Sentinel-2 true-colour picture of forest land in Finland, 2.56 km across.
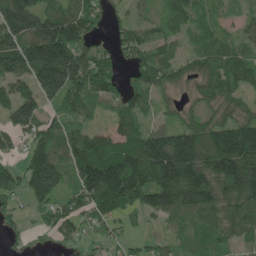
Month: May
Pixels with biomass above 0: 84%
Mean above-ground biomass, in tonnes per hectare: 119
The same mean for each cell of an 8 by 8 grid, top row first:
210 132 145 53 49 98 49 40
158 234 155 67 116 49 84 75
121 179 159 100 104 95 105 96
143 79 99 67 89 61 79 86
62 147 174 151 184 211 217 269
102 197 164 259 183 212 173 227
50 85 110 151 107 129 134 119
35 29 70 58 35 45 67 66
